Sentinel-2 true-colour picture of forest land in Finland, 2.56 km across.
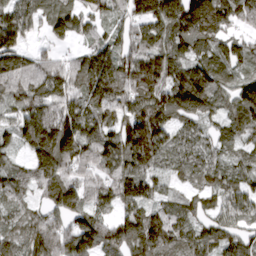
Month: March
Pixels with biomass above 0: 91%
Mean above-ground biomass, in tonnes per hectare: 100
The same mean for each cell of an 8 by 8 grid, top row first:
113 93 83 57 122 178 238 97
101 35 39 76 107 102 97 79
105 112 105 131 154 129 136 77
74 95 75 92 134 138 93 118
60 172 114 112 211 84 59 66
87 135 63 83 117 47 74 74
61 76 109 60 89 61 59 84
89 108 143 94 141 107 94 79
